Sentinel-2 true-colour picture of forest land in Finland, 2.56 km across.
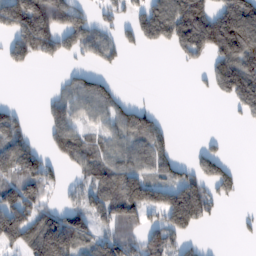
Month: February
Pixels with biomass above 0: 56%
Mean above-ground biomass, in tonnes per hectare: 87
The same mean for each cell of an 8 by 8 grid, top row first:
164 196 90 55 116 173 142 180
111 112 96 72 38 63 122 137
0 6 72 32 0 0 47 167
48 72 80 91 71 0 0 64
149 53 112 78 110 27 19 0
138 90 56 113 100 76 119 33
148 74 103 151 151 218 85 10
95 211 107 125 115 95 9 8
